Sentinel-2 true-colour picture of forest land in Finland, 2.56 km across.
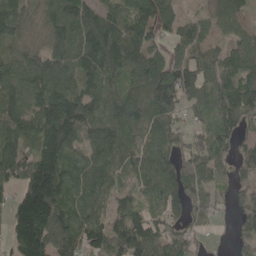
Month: May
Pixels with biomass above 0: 86%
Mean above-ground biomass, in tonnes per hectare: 107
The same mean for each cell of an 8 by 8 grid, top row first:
97 88 135 90 100 67 50 54
69 96 140 166 113 64 76 91
116 145 126 86 122 178 103 98
111 152 154 126 117 100 57 106
122 163 113 155 98 75 86 57
111 211 101 100 114 142 68 71
128 223 80 64 60 78 72 73
150 198 109 143 148 85 11 62
